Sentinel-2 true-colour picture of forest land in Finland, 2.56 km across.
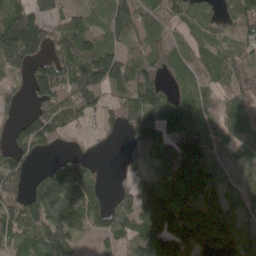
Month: May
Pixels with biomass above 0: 80%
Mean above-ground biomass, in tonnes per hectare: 104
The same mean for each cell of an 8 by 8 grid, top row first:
167 95 82 97 73 71 72 124
245 93 172 73 68 37 49 67
36 163 145 139 142 47 53 86
39 96 93 63 150 160 44 88
77 73 12 12 136 144 115 78
121 73 110 5 72 170 174 74
106 133 95 75 176 183 156 72
87 129 42 58 217 219 183 137
